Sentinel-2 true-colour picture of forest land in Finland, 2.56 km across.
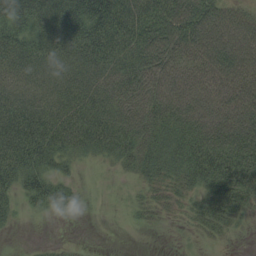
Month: August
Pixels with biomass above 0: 79%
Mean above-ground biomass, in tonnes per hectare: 56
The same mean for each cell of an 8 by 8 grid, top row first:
77 72 92 103 85 95 93 46
65 56 71 74 82 79 88 82
42 50 67 66 78 65 69 67
69 69 80 67 79 73 79 76
87 80 61 62 69 60 90 86
67 57 10 6 30 39 81 84
23 34 14 2 22 19 55 45
0 4 2 0 0 1 11 2
